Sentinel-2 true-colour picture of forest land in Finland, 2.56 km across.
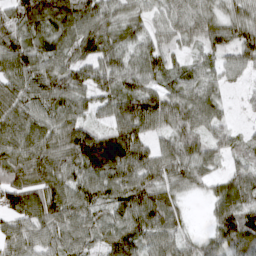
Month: March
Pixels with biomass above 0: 94%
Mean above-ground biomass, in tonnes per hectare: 73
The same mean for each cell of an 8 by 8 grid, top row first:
68 100 88 61 45 58 62 62
94 83 83 80 60 38 52 74
81 82 65 74 71 51 52 25
85 78 60 70 109 92 75 12
84 79 121 114 66 77 61 39
83 94 80 88 87 75 52 68
90 101 82 66 111 60 36 102
66 66 67 73 65 63 45 99
